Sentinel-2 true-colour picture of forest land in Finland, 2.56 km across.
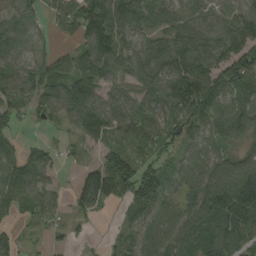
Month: August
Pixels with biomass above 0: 83%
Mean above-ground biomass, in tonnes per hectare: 83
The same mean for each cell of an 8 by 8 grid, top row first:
69 41 129 153 90 73 76 97
68 47 63 116 67 94 79 95
74 87 101 72 81 131 118 112
62 57 134 100 74 94 108 110
37 31 42 74 67 65 66 52
81 43 65 191 115 53 96 157
56 51 74 36 112 59 132 209
40 23 28 19 70 92 123 113
